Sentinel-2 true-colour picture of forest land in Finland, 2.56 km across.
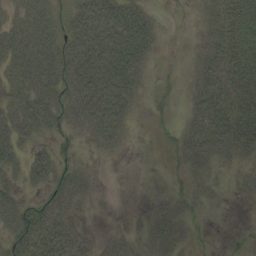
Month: September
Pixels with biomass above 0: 66%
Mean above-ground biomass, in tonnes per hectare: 28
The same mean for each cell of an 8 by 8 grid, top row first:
22 32 51 54 30 0 18 44
43 43 61 61 43 0 25 42
39 46 63 73 18 5 33 40
42 48 47 70 7 6 43 46
34 18 15 24 0 13 32 38
24 37 21 0 2 7 7 3
38 34 9 1 7 24 5 0
40 51 24 14 15 24 5 7
